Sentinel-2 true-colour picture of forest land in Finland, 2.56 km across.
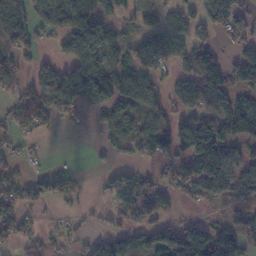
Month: November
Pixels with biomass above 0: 61%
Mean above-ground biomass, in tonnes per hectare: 58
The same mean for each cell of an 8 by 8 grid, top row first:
51 67 110 54 34 45 77 84
33 18 100 67 62 79 48 48
42 83 125 105 70 50 94 69
57 81 50 51 58 55 63 99
42 4 0 48 84 78 85 64
42 42 11 37 37 67 76 67
76 19 22 41 76 28 25 38
62 44 38 41 36 69 91 72
